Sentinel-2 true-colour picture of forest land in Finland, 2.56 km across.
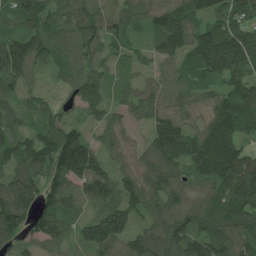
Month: July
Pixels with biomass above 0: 91%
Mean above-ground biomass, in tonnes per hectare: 87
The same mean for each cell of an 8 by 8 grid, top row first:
87 86 83 63 55 106 76 86
116 79 66 44 30 98 168 161
85 15 55 32 32 62 98 90
54 50 33 43 52 71 64 139
88 112 136 45 44 154 141 95
102 103 133 85 77 78 108 149
153 86 59 102 77 80 80 135
61 87 61 107 91 119 130 104
